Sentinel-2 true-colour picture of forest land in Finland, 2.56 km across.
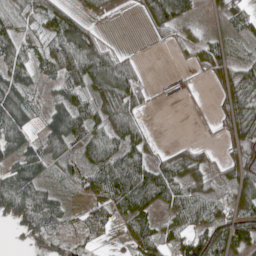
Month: May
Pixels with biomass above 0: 74%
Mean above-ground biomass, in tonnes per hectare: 58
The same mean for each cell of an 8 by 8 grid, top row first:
80 79 46 18 42 96 18 63
80 70 127 29 2 21 56 16
90 34 106 124 27 3 24 68
91 56 96 74 28 0 7 79
78 72 74 69 56 15 16 73
79 41 55 114 103 81 49 88
79 82 23 70 79 62 71 71
10 39 34 19 73 71 108 35
